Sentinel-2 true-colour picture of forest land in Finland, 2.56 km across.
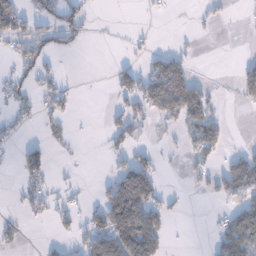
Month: January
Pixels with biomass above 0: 33%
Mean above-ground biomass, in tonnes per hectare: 40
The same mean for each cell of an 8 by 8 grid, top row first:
102 70 64 1 3 2 16 4
47 57 18 1 13 15 0 1
50 48 3 26 80 126 11 47
47 44 5 28 48 90 73 5
22 36 4 25 17 12 82 4
18 41 4 45 101 1 45 88
12 43 24 124 107 10 2 72
24 6 38 123 121 2 13 129
